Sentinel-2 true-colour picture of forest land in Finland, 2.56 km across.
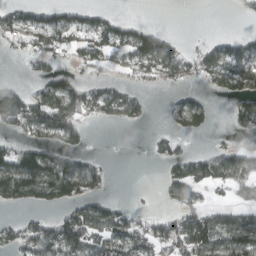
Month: March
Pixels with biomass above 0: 51%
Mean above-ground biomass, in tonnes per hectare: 58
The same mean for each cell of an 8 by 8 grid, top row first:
54 51 45 37 2 0 0 11
27 67 53 70 115 59 49 49
8 56 42 35 38 43 51 113
103 121 95 69 33 49 49 74
42 62 37 0 5 35 12 39
157 142 122 17 0 80 79 70
32 47 71 55 13 51 53 55
59 94 100 91 75 93 113 116
